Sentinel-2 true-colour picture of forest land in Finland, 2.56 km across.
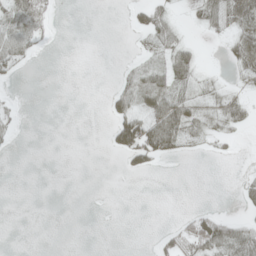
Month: May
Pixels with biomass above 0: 30%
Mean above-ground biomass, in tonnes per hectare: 17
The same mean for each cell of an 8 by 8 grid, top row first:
47 24 0 0 25 14 41 59
42 3 0 0 15 39 1 40
6 0 0 4 38 45 13 13
9 0 0 29 44 75 28 29
6 0 0 27 77 44 14 4
0 0 0 0 9 0 0 6
0 0 0 0 0 2 8 8
0 0 0 0 0 35 71 63
